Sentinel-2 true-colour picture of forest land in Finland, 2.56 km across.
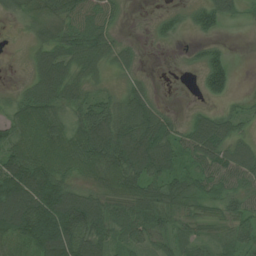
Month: July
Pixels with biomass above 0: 80%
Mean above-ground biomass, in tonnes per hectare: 52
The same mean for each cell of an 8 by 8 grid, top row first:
27 53 61 36 5 22 62 24
3 57 77 52 9 7 28 0
9 81 49 18 22 4 68 3
43 65 53 61 77 16 31 29
61 75 79 97 97 56 87 53
107 93 42 67 85 55 58 67
102 115 104 47 53 45 34 43
52 94 85 50 45 35 27 42
